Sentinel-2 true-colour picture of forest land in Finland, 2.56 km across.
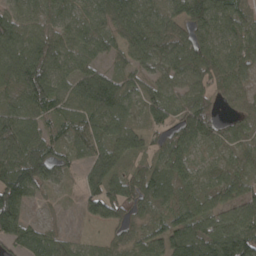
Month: April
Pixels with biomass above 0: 88%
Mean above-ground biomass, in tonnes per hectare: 68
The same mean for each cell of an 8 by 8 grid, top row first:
69 57 53 80 82 68 105 58
92 97 63 36 87 80 92 78
78 109 82 70 40 57 71 60
66 64 74 87 41 49 64 40
104 67 57 66 37 70 37 40
120 67 30 76 66 78 26 49
115 9 30 85 48 66 66 90
69 55 23 33 67 105 125 133
